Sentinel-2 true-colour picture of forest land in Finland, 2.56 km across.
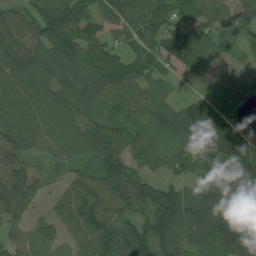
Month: July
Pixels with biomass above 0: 91%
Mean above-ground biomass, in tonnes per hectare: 87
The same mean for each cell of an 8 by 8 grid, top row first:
53 118 74 75 127 68 87 66
104 141 110 56 75 95 64 26
112 145 132 98 77 26 28 57
78 117 95 44 72 86 129 110
77 87 128 83 81 91 116 149
88 21 69 107 54 42 97 128
76 28 122 95 67 112 111 100
51 57 86 134 114 87 67 102
